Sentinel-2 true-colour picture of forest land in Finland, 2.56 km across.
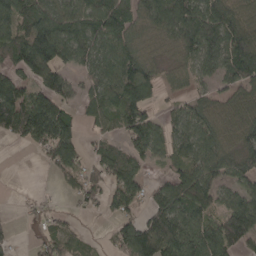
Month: April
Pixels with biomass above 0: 75%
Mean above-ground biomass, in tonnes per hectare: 79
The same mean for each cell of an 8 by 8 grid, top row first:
109 102 90 99 87 125 109 93
103 155 94 94 66 71 112 110
79 96 41 102 127 39 46 92
146 135 40 81 100 45 71 74
24 104 69 52 102 80 92 75
0 14 60 81 46 73 99 75
4 24 24 57 51 111 74 110
15 47 33 37 142 132 123 100
